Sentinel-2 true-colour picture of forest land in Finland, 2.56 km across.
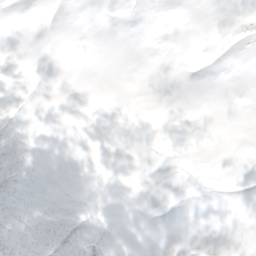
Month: April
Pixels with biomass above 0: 19%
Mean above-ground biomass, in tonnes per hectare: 3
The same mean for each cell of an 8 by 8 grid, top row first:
0 0 0 0 0 0 0 6
0 0 0 0 0 0 3 5
0 0 0 0 0 0 0 0
9 0 0 0 0 0 0 0
25 4 0 0 0 0 0 0
20 3 0 0 0 0 0 1
17 6 5 3 0 0 0 0
17 20 18 3 0 0 0 4
